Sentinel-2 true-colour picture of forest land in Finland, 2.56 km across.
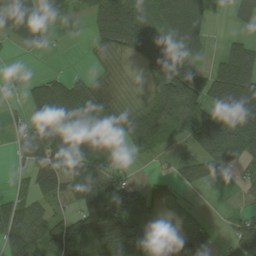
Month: August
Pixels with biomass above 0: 70%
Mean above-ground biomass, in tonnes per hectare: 64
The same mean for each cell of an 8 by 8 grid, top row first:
108 23 9 174 80 118 56 36
20 20 1 74 96 93 42 80
3 42 32 35 25 138 84 152
12 103 83 63 83 85 71 136
47 103 105 41 71 30 92 121
12 99 93 61 7 40 56 18
52 33 53 93 95 32 2 16
96 71 86 68 82 21 25 85
